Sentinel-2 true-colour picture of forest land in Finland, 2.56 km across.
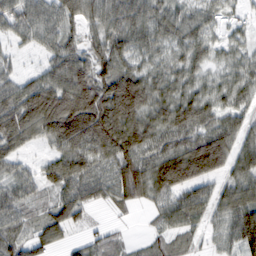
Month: February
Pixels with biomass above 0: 88%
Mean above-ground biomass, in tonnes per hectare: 78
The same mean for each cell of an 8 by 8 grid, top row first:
74 74 80 91 82 61 45 20
26 53 63 83 57 53 54 35
53 81 130 111 87 58 42 55
127 210 188 158 113 114 76 59
78 54 112 132 112 101 149 67
60 63 102 84 114 161 100 68
70 49 76 30 26 76 60 99
56 59 24 26 19 39 26 91
